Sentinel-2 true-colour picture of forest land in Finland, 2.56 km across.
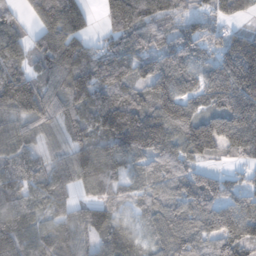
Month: November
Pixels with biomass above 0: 91%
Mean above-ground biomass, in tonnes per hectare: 104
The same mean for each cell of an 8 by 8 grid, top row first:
33 132 100 93 108 73 71 46
72 122 104 78 91 101 93 162
120 70 157 131 96 133 105 200
110 94 116 187 148 179 106 183
83 59 100 133 183 123 149 142
88 91 107 98 60 102 33 43
80 64 69 77 57 109 110 89
109 94 73 117 51 133 96 114
